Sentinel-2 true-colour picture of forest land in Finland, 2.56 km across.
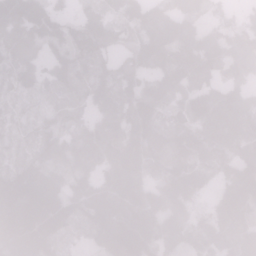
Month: January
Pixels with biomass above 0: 94%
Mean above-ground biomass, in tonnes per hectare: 132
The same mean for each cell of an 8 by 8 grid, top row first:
194 164 69 93 170 184 83 48
136 105 144 86 165 163 150 105
82 88 114 150 102 143 108 73
37 58 58 169 162 75 139 108
42 114 128 169 181 132 105 100
136 137 123 147 115 190 96 181
200 196 153 198 218 181 74 201
184 144 32 174 197 138 144 217
